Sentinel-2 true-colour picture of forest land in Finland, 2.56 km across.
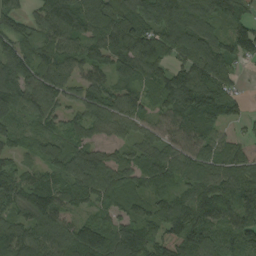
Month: September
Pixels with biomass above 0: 90%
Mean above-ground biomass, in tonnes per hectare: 95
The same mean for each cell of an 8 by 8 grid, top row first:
80 108 124 136 116 141 120 72
92 76 83 124 157 80 102 112
144 82 73 71 92 115 122 29
114 80 71 66 57 133 147 52
58 90 81 29 69 87 84 30
69 78 130 97 80 92 111 115
77 85 60 61 78 99 100 107
112 117 143 110 120 93 117 109
